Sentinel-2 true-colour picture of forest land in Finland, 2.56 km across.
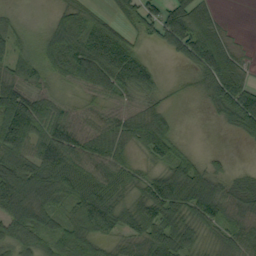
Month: September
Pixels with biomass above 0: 81%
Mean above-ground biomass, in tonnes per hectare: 63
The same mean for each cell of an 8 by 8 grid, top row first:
11 14 57 28 67 83 57 0
38 65 93 103 18 60 127 15
73 39 68 89 65 4 75 68
132 67 31 40 44 10 18 130
116 85 67 66 65 45 0 9
129 110 80 68 44 85 68 24
104 70 75 75 83 93 102 69
79 54 74 30 68 97 25 75
